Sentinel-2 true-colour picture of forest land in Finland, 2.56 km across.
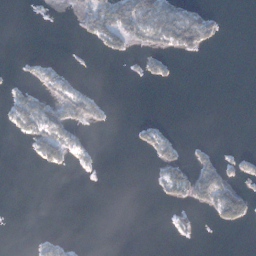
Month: January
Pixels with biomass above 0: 21%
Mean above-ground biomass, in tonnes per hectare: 17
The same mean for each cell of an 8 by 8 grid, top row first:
0 2 36 80 84 60 30 0
0 0 2 35 32 51 20 0
5 35 6 0 13 4 0 0
46 61 61 4 0 0 0 0
2 56 17 0 22 21 5 1
0 1 2 0 1 44 64 25
0 0 0 0 0 16 42 77
0 18 2 0 0 4 0 0
